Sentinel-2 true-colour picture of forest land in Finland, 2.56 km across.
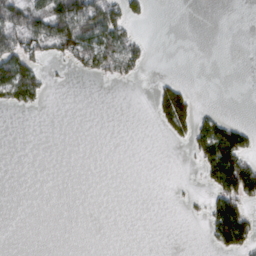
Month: March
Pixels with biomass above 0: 23%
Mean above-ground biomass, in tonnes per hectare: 26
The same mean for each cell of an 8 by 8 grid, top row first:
94 101 119 76 18 0 0 0
88 58 90 77 18 0 0 0
115 18 5 19 4 20 0 0
13 2 0 0 0 112 15 0
0 0 0 0 0 11 108 82
0 0 0 0 0 0 53 152
0 0 0 0 0 1 36 71
0 0 0 0 0 0 18 77
